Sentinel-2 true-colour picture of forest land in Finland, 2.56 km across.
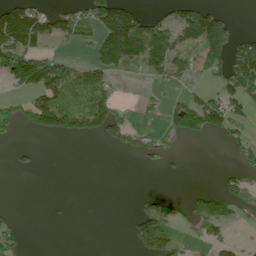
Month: June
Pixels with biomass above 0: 36%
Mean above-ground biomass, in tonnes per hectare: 46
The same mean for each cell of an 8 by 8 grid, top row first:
123 71 57 148 50 54 100 3
117 30 22 166 140 84 139 68
81 128 87 35 14 40 28 119
38 142 93 67 10 64 119 47
11 0 3 27 38 7 4 30
4 0 0 0 0 3 0 31
6 1 0 0 30 17 45 21
29 0 0 0 95 34 23 11
